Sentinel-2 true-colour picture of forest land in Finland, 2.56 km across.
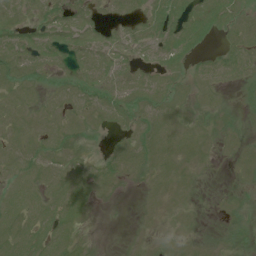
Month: July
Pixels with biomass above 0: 65%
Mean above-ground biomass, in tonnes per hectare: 7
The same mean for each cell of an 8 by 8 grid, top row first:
7 9 8 4 8 14 15 8
11 11 9 9 7 14 5 11
8 4 9 8 8 5 8 7
7 5 7 8 8 7 4 5
8 8 4 3 9 10 4 4
8 9 10 9 7 7 1 3
10 10 11 0 2 3 1 5
12 12 5 0 3 3 2 5
